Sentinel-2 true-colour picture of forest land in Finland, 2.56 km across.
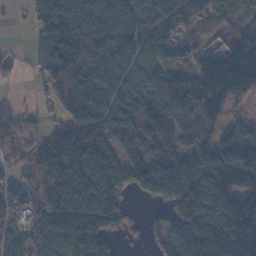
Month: November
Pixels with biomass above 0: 85%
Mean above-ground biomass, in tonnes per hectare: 127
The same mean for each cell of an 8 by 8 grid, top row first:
6 165 111 89 64 124 74 47
9 86 143 154 108 82 81 171
13 107 172 112 123 124 221 237
59 28 145 112 120 107 143 54
129 130 217 100 89 99 127 176
72 139 216 169 136 175 159 203
116 180 219 144 13 130 181 187
117 188 218 64 26 149 223 231
